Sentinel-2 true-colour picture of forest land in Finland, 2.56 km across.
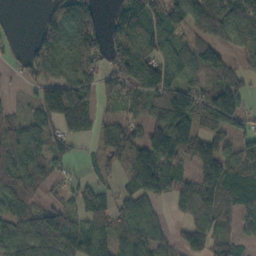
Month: October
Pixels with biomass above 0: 78%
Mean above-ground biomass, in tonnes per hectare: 90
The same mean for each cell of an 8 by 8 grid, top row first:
2 88 138 49 129 109 114 88
14 111 154 85 79 71 107 78
15 102 134 97 139 111 85 77
25 105 139 42 73 180 134 96
70 67 28 109 111 148 93 77
78 54 24 60 177 91 133 107
72 72 58 66 80 32 105 72
110 152 145 93 123 48 83 50
